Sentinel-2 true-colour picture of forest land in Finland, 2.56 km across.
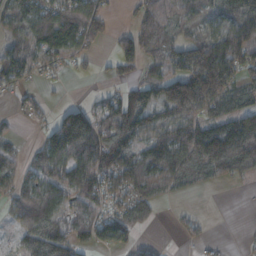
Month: October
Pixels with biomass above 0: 71%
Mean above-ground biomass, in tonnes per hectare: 89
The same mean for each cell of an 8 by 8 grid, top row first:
89 122 113 30 72 75 63 111
88 107 70 24 94 84 138 114
86 25 8 21 73 151 254 77
18 17 95 88 158 175 87 101
31 88 170 166 99 146 181 179
84 112 140 130 156 113 73 61
78 121 85 79 96 7 3 1
43 175 96 100 24 12 17 5
